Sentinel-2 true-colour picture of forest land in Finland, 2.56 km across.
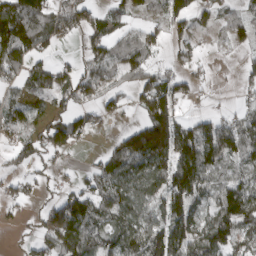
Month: March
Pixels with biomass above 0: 68%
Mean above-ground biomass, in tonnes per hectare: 73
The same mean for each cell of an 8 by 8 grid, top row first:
149 87 68 68 44 85 34 51
155 39 26 83 89 37 12 29
55 85 76 77 82 58 13 20
62 60 58 37 77 74 20 38
56 63 30 29 169 133 119 104
34 22 20 101 115 119 87 65
23 47 105 108 86 108 77 140
12 72 135 87 115 135 122 99
